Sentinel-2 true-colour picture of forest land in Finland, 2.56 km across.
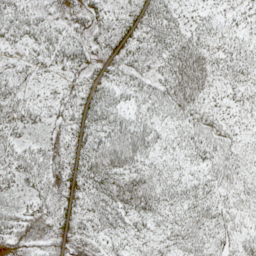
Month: May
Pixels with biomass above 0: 82%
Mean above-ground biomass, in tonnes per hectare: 29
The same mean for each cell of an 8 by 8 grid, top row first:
34 18 21 31 39 25 14 9
16 32 41 36 34 47 35 21
26 7 18 32 29 60 44 27
32 15 29 34 27 39 27 15
25 15 29 52 43 23 36 18
29 26 36 54 44 23 26 23
20 22 28 40 53 29 30 23
10 25 22 24 20 27 26 30
